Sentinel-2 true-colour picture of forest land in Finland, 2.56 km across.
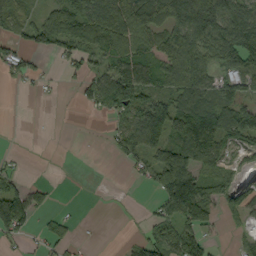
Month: September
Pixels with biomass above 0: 59%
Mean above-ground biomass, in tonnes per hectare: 59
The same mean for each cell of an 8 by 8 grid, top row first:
56 52 98 88 102 132 148 121
35 48 63 86 61 111 79 104
26 12 40 108 92 71 58 90
0 0 5 58 106 106 87 89
0 0 0 29 87 95 101 52
37 0 0 0 29 190 76 35
146 27 2 2 4 138 74 59
29 38 10 0 49 88 37 21
